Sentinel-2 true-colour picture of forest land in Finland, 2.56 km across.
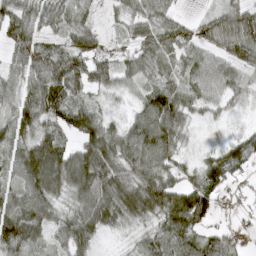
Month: March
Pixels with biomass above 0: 88%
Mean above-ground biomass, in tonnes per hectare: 64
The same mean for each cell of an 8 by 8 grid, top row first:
84 45 44 17 58 29 39 83
68 52 80 27 50 50 50 92
52 96 92 54 49 42 71 41
75 90 84 20 79 101 32 12
65 94 75 83 89 59 14 52
54 133 106 85 85 46 74 26
83 70 74 88 98 112 75 24
102 44 88 9 49 71 73 37
